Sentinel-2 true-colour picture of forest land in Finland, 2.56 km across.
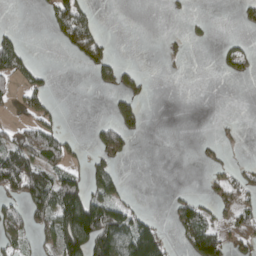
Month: April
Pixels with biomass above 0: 32%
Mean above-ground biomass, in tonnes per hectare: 46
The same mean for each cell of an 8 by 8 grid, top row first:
0 17 57 0 0 4 4 23
72 1 45 13 0 13 3 31
41 22 0 60 24 2 0 17
20 42 0 52 33 0 0 0
74 101 14 112 0 0 13 8
150 93 59 88 0 0 23 39
45 121 214 108 16 52 42 68
55 43 208 178 191 24 131 57
